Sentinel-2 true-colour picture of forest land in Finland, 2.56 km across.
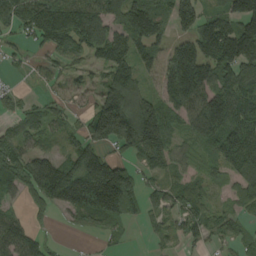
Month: August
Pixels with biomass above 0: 77%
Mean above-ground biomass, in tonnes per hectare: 102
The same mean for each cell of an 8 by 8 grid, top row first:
115 161 154 114 181 119 84 142
36 79 102 160 86 81 159 166
13 39 41 129 55 151 145 148
54 65 37 213 168 96 176 128
94 45 94 117 184 60 89 156
114 183 213 242 54 44 51 110
37 69 162 206 67 80 62 54
130 29 5 29 8 38 47 47
